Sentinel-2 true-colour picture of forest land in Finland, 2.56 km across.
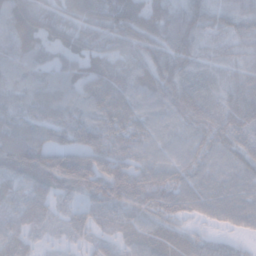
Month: November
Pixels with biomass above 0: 94%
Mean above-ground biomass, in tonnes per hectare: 57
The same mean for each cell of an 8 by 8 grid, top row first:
71 56 59 67 77 62 63 53
53 45 53 50 63 87 36 30
44 44 54 63 49 71 38 48
49 51 45 74 46 61 63 104
64 62 73 60 49 43 67 56
60 95 109 96 68 67 58 62
46 45 37 56 60 58 56 65
48 18 27 39 54 55 35 17
